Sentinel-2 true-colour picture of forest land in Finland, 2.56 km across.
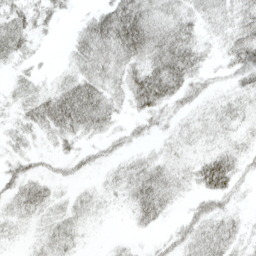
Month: April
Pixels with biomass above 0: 71%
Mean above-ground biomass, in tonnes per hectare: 30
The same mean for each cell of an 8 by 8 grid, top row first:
37 29 10 61 57 39 25 39
31 3 34 54 62 63 16 52
12 8 44 30 69 60 18 28
18 64 72 31 34 21 19 27
19 11 20 16 12 20 20 24
32 17 12 15 51 29 69 31
30 28 23 9 53 13 30 11
11 29 15 5 5 27 45 24
